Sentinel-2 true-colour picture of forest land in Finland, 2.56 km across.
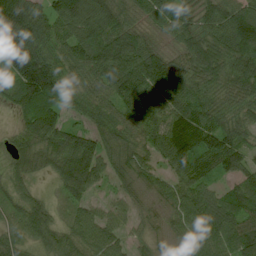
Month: July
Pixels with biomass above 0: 93%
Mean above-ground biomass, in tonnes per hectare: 86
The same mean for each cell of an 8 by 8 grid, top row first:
195 95 140 104 61 100 74 113
206 81 105 118 98 66 111 121
120 144 58 104 121 103 96 94
42 100 48 68 89 99 96 69
39 84 105 69 69 141 118 86
46 32 120 60 54 79 71 80
54 45 59 41 19 70 101 101
59 67 79 75 29 40 101 101
